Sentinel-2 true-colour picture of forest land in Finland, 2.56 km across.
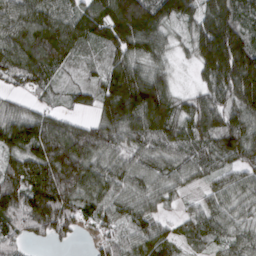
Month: March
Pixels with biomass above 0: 92%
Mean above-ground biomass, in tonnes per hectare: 107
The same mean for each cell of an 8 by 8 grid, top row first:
114 113 105 172 192 120 154 109
145 170 83 102 116 36 220 198
74 83 32 116 132 39 91 216
70 60 46 136 201 119 142 122
125 143 152 105 93 96 103 125
116 163 144 93 77 72 60 67
155 195 102 79 70 29 65 53
76 61 30 78 91 61 59 69
